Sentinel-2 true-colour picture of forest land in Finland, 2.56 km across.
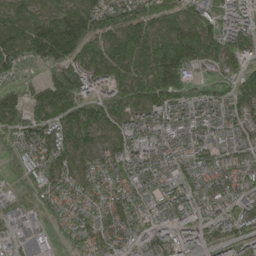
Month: May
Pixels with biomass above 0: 92%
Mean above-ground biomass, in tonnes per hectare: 112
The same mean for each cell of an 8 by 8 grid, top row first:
130 116 178 116 134 128 120 105
165 229 182 176 216 235 143 113
63 122 168 212 178 206 77 97
130 152 169 134 115 114 97 85
68 136 131 81 110 72 69 65
30 97 73 79 119 86 76 85
69 48 69 84 75 109 59 72
71 62 58 87 73 90 60 74
